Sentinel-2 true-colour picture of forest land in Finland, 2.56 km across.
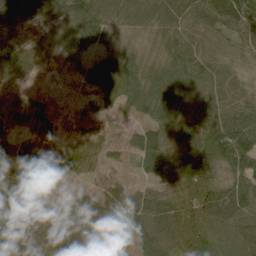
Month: June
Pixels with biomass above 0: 90%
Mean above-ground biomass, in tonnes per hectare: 70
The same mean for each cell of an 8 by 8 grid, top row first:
77 77 118 62 81 62 71 88
97 48 114 46 38 70 48 43
54 9 53 150 121 94 68 41
71 33 18 37 67 90 81 88
61 37 43 24 53 69 109 141
64 35 16 15 17 71 76 107
67 27 60 65 90 74 129 134
92 95 86 75 74 81 109 97
